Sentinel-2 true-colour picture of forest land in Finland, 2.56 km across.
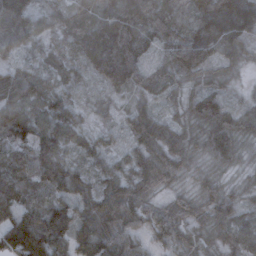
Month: November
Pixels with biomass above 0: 97%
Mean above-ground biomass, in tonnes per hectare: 68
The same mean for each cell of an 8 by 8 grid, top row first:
74 50 83 83 109 102 148 133
55 46 94 138 71 100 82 65
68 68 42 59 49 46 46 18
89 92 39 14 57 26 78 54
82 99 66 34 68 52 50 43
74 92 59 68 79 42 28 14
82 79 62 86 63 45 51 45
121 128 70 83 39 56 35 61
